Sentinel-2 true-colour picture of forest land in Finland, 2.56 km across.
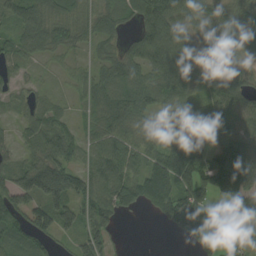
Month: August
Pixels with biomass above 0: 84%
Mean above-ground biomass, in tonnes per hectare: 68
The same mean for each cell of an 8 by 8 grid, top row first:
70 79 63 69 86 89 75 58
59 60 34 36 85 92 56 59
30 12 36 73 65 82 46 62
25 41 18 80 70 78 69 82
36 81 46 84 58 111 81 104
71 122 70 84 89 110 98 162
85 104 72 81 52 111 63 108
56 49 63 45 0 17 61 48
